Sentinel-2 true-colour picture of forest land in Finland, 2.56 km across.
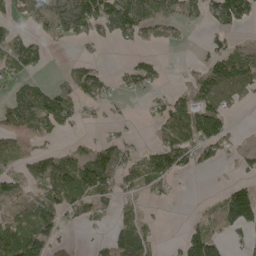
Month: May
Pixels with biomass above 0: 51%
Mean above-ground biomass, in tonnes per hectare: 44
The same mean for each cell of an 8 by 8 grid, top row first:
25 52 78 88 73 42 29 67
52 19 11 8 20 12 25 27
41 14 78 25 56 2 72 82
54 93 40 13 9 77 93 6
27 12 14 47 19 85 85 17
33 72 116 86 77 43 4 17
30 50 49 32 18 3 11 113
89 62 5 38 50 11 93 22
